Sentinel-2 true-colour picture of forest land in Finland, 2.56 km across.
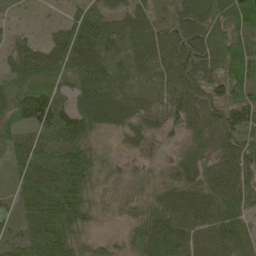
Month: May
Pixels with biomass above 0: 93%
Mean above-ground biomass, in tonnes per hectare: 72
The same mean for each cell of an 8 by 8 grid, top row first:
15 16 61 54 61 63 105 110
44 62 98 78 93 80 110 95
59 81 69 92 46 88 74 95
85 118 78 99 68 74 73 115
64 84 85 13 28 18 67 85
49 120 112 32 33 56 74 88
44 116 79 29 50 91 95 70
65 117 55 17 81 86 73 81
